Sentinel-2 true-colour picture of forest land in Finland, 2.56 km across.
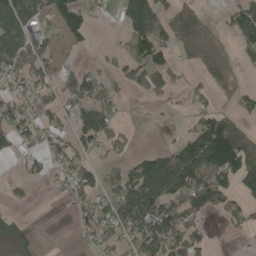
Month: May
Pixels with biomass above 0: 54%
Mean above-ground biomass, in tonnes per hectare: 72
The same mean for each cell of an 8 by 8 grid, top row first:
98 79 105 20 124 91 34 67
118 90 30 17 110 73 116 44
58 48 92 41 114 52 67 34
80 44 86 67 1 13 76 45
63 48 65 79 2 53 216 187
17 27 79 51 157 181 154 145
15 0 38 75 131 110 123 63
47 0 17 52 114 127 38 9
